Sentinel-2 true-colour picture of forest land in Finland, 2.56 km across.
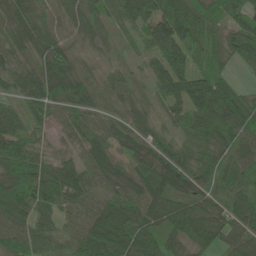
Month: June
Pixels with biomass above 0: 94%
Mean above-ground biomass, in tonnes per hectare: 67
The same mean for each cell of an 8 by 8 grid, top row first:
48 57 61 37 108 147 94 70
34 63 38 17 43 110 74 79
47 92 77 36 23 91 71 15
37 61 51 38 37 41 89 78
106 39 54 51 51 43 72 66
119 117 72 63 61 82 53 50
124 88 80 71 76 70 60 74
78 55 77 98 68 54 65 63
